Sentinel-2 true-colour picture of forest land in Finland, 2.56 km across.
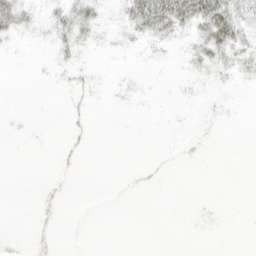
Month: April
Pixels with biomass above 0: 18%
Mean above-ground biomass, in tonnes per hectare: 6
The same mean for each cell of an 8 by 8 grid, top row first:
27 10 22 5 56 57 51 30
1 4 12 4 6 5 27 22
0 1 6 1 1 1 5 6
1 0 5 1 0 0 2 0
0 0 5 0 0 1 1 0
0 1 1 0 4 0 0 0
0 5 0 0 0 0 1 0
3 5 1 0 0 0 0 0
